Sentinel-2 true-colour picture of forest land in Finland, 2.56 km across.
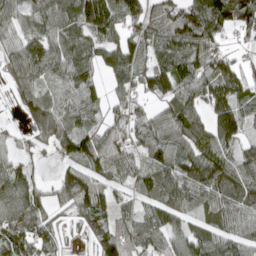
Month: April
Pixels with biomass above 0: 86%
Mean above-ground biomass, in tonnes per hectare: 87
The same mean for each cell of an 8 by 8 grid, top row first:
67 88 130 150 100 94 139 103
66 102 75 97 86 127 89 27
65 75 102 56 79 148 102 106
22 96 103 46 44 108 82 92
35 50 129 84 74 100 99 67
85 14 112 61 63 107 137 95
108 52 80 84 49 99 80 122
111 63 18 137 92 89 104 91
